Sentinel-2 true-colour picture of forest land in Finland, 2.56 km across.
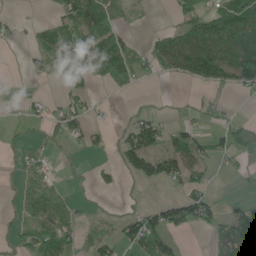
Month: May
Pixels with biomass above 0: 46%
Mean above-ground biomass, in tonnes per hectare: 40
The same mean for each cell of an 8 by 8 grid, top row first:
10 9 89 54 10 31 63 104
4 69 70 93 24 91 102 83
4 20 56 57 15 24 76 65
4 24 47 5 16 2 14 3
6 17 15 16 106 55 34 34
13 28 1 15 51 60 21 7
21 73 11 3 29 59 48 46
21 78 36 59 96 21 20 115
